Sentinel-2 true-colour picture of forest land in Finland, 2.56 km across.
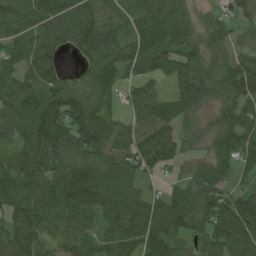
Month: June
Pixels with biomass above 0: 90%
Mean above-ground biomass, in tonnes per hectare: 89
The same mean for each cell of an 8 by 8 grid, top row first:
106 115 105 53 78 96 34 54
79 89 79 84 80 85 78 56
66 80 42 73 65 66 93 139
107 143 139 64 88 74 29 103
55 119 110 110 115 94 37 106
107 97 139 99 54 28 98 42
97 77 116 114 106 126 118 139
103 70 93 86 109 80 99 121
